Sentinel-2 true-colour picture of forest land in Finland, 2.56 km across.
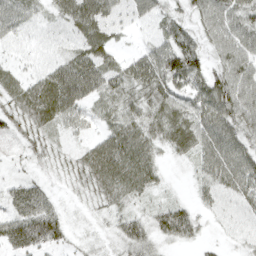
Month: April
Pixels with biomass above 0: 90%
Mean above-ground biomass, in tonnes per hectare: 47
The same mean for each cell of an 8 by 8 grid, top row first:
49 25 77 42 31 39 54 53
15 11 41 38 24 68 42 60
32 61 89 54 74 65 59 65
54 75 45 44 59 60 65 68
23 33 21 71 60 48 61 54
21 18 44 83 66 4 48 65
66 66 12 37 25 49 22 28
81 81 14 28 54 45 12 17
